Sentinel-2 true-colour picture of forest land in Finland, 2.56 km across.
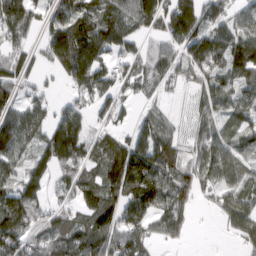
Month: March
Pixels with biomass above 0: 80%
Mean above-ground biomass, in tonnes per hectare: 83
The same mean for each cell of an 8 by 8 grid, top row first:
105 57 114 112 140 175 79 62
54 80 140 78 36 72 117 107
73 15 88 72 59 49 83 89
76 49 62 52 33 17 79 89
110 94 116 81 115 71 99 81
68 59 77 114 157 86 81 78
117 56 83 115 126 82 15 130
100 97 111 117 73 30 0 57
